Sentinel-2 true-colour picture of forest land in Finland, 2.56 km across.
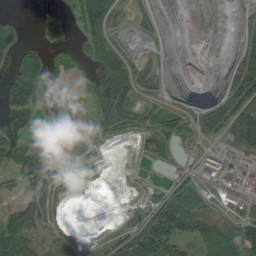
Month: August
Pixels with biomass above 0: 55%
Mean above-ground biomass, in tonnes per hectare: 42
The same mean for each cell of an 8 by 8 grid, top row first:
6 39 63 46 18 0 1 9
47 48 30 48 9 1 0 38
73 39 8 58 32 2 1 100
37 25 24 66 33 22 58 114
35 47 27 10 21 19 19 61
43 75 26 0 4 31 49 92
94 54 0 2 41 107 70 50
108 41 30 27 117 94 80 110
